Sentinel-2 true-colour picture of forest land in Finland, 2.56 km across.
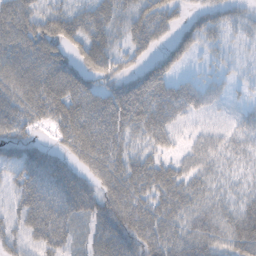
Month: October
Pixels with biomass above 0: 81%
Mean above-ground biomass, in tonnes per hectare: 48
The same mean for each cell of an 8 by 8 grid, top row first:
74 50 48 49 56 26 37 21
75 65 48 43 35 48 23 12
82 85 59 40 67 31 23 11
67 61 78 84 66 35 28 20
44 22 77 68 33 16 42 24
47 65 42 67 57 40 34 21
47 70 52 64 62 41 46 39
41 58 29 69 45 41 63 61
